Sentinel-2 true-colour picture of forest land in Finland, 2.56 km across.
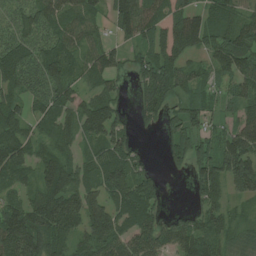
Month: July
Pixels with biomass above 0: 83%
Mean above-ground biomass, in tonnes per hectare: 85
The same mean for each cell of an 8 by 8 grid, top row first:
57 88 95 68 93 145 105 84
100 86 74 51 70 129 77 114
83 116 60 65 85 90 45 75
68 92 91 93 62 47 55 54
101 66 58 102 9 76 61 128
66 100 84 114 63 15 92 162
84 129 113 109 119 13 74 30
145 122 76 122 107 112 85 56
